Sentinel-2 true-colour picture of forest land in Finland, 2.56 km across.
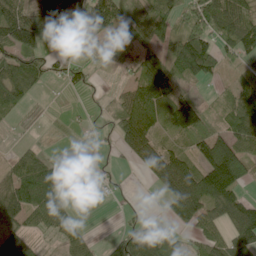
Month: June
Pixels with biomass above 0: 66%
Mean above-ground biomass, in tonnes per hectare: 71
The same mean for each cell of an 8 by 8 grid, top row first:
97 69 69 112 84 70 143 105
118 35 51 85 78 89 100 98
119 46 35 5 116 84 51 32
31 1 4 37 156 121 39 96
10 4 2 19 127 45 114 96
79 117 11 13 37 172 163 115
85 91 7 1 7 93 113 124
83 15 51 28 116 42 89 115
